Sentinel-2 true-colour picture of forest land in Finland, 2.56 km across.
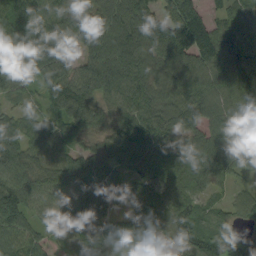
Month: September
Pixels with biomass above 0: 94%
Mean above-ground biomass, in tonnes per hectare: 99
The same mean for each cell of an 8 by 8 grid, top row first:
143 135 94 129 116 159 66 68
142 131 67 119 122 143 134 113
107 102 111 124 120 99 114 147
54 60 123 69 113 118 106 120
107 91 50 78 118 97 118 124
109 107 115 58 78 92 109 48
150 72 102 51 104 93 39 72
100 49 81 80 80 88 85 53
